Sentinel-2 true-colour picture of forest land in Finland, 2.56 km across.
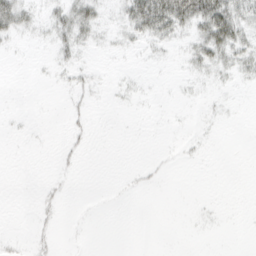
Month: March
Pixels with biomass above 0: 18%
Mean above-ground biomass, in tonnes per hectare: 6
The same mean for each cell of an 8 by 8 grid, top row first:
27 10 22 5 56 57 51 30
1 4 12 4 6 5 27 22
0 1 6 1 1 1 5 6
1 0 5 1 0 0 2 0
0 0 5 0 0 1 1 0
0 1 1 0 4 0 0 0
0 5 0 0 0 0 1 0
3 5 1 0 0 0 0 0
